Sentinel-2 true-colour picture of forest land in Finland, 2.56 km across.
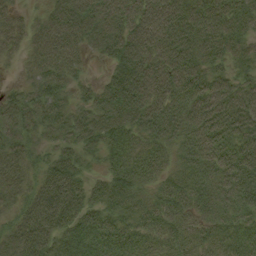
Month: August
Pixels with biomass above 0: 92%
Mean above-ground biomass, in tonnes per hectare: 58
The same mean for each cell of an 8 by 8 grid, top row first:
33 50 92 75 81 80 74 56
30 88 62 68 84 83 69 42
13 68 29 49 87 78 66 43
56 54 47 85 91 73 83 85
43 27 49 57 52 54 71 62
62 53 44 52 51 38 50 67
39 86 67 50 42 47 42 54
65 67 69 64 35 33 32 42
